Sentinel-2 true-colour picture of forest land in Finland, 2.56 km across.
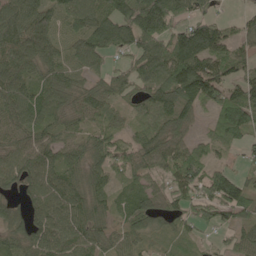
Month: May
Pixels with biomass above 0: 86%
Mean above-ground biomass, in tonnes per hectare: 78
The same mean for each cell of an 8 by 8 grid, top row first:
111 80 90 119 159 107 50 25
104 81 70 80 98 131 126 51
109 78 45 61 100 147 138 66
81 87 59 45 68 99 36 120
65 82 57 72 84 79 32 52
81 97 70 63 65 79 84 47
52 103 96 50 88 57 68 79
70 108 89 56 51 43 18 55
